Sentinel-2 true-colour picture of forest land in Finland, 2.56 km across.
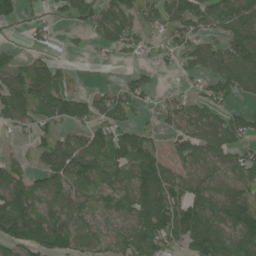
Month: June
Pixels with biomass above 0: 71%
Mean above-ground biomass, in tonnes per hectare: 79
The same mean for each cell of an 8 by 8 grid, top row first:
50 22 68 99 64 97 94 113
17 27 13 49 41 55 80 103
71 111 14 6 40 11 67 99
86 69 97 89 27 61 73 53
16 79 115 100 77 53 109 67
65 112 140 81 117 85 92 80
157 92 75 61 115 119 127 130
118 123 90 63 107 70 167 111
